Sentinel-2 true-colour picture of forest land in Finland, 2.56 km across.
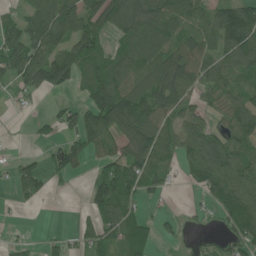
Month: June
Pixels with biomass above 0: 68%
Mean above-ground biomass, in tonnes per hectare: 73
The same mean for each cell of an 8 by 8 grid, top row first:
45 118 118 119 139 87 69 138
105 111 117 44 102 90 74 156
78 106 60 115 122 143 80 68
9 16 70 177 139 93 43 81
1 20 66 63 145 77 88 80
56 40 15 117 93 20 86 96
12 2 8 117 31 5 28 98
10 11 31 56 68 15 16 64
